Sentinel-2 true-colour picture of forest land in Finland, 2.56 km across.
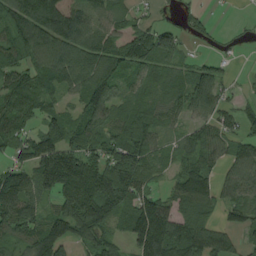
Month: August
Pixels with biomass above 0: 82%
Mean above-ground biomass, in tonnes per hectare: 96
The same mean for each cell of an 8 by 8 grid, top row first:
139 183 111 92 40 29 30 4
113 141 129 132 165 86 13 15
99 73 102 101 62 54 89 11
105 65 79 87 83 58 63 55
84 120 104 102 112 38 83 66
115 170 223 197 90 64 81 84
173 65 200 137 153 84 70 91
75 168 69 65 175 142 105 43
